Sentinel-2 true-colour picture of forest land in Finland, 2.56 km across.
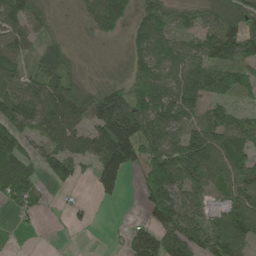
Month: May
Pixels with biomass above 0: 75%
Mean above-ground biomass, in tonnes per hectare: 85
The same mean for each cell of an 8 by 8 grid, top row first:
110 57 22 115 67 45 69 108
72 57 9 4 96 81 99 129
81 103 49 39 116 102 154 105
100 109 122 212 129 111 62 36
88 63 79 247 132 98 122 87
98 61 38 145 87 127 94 115
61 18 24 6 50 126 47 108
14 1 5 19 144 130 117 117
